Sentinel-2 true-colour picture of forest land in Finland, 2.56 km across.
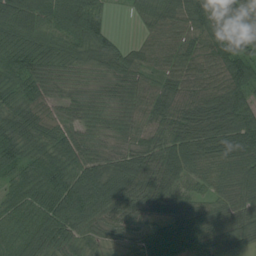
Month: August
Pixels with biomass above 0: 96%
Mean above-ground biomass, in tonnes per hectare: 67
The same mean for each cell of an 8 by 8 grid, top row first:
100 70 93 20 48 74 103 99
80 75 63 54 40 61 74 92
68 61 31 48 41 52 61 97
71 57 51 44 55 76 82 94
83 63 68 42 46 81 67 86
60 84 79 81 76 62 51 66
69 93 102 73 60 59 47 62
75 89 55 27 50 83 72 58
